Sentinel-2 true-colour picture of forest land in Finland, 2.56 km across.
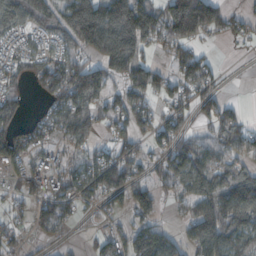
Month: October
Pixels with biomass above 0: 73%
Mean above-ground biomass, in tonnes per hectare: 95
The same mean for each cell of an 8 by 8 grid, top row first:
110 105 198 164 160 219 162 41
54 51 102 151 96 97 23 8
63 146 204 86 131 83 77 2
75 67 147 85 89 84 60 39
125 78 80 73 59 107 72 87
54 85 108 146 60 127 150 130
45 106 57 60 92 31 135 180
47 40 14 64 124 57 154 126
